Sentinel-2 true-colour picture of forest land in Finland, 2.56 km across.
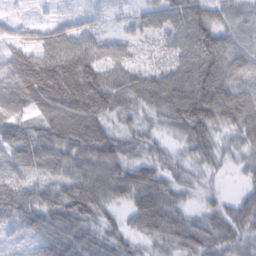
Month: February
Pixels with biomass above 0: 90%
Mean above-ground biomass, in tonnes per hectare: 57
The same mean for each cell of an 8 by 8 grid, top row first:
11 9 17 11 34 63 63 48
50 77 57 34 10 42 92 41
78 111 115 56 50 68 93 47
53 60 88 60 47 82 103 77
66 78 84 76 51 31 62 43
56 41 65 79 67 41 33 14
79 70 80 40 78 60 35 34
20 59 68 56 41 61 75 53
